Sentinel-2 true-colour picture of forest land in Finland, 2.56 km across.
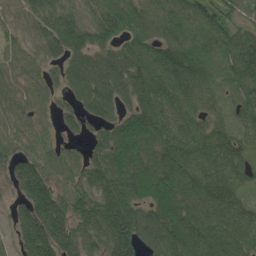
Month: May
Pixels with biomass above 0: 92%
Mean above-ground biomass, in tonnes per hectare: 112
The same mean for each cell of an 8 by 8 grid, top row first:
51 115 84 164 135 113 83 67
55 78 129 106 116 144 77 127
74 52 112 148 153 120 76 84
77 40 87 85 185 115 81 52
69 52 33 165 171 165 124 77
95 98 81 164 184 164 134 69
58 169 125 180 119 186 128 74
80 190 133 181 122 157 143 111
